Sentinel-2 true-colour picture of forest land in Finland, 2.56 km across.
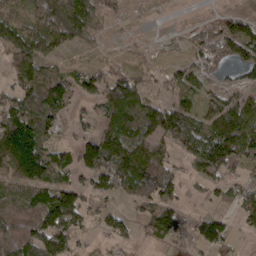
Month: March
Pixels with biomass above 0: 70%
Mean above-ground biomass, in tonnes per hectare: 69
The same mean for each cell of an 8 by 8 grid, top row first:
51 110 126 30 2 1 11 63
89 73 24 5 7 8 77 105
56 97 50 86 38 54 36 33
93 91 28 101 101 108 83 127
137 59 57 136 105 78 145 133
68 80 60 127 130 60 69 25
77 125 94 37 55 58 18 63
85 119 38 40 23 38 85 18
